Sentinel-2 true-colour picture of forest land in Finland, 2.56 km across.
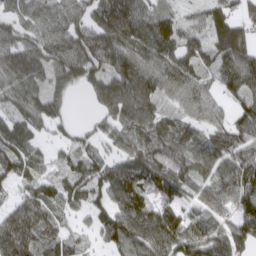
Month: March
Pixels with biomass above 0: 90%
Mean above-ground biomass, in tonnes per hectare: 88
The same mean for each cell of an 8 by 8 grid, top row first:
59 79 77 120 99 60 76 58
104 100 125 109 107 94 80 116
119 95 87 108 116 104 54 128
73 98 1 94 113 49 70 78
111 36 48 49 78 115 90 106
77 51 90 109 120 108 65 136
58 67 50 79 103 88 78 108
124 71 26 79 107 139 105 105
